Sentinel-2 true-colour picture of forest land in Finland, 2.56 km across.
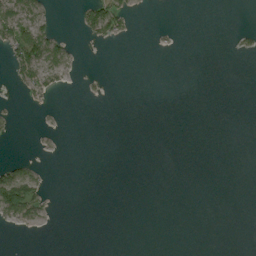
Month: August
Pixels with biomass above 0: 12%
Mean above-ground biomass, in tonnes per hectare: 7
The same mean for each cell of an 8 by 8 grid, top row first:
49 16 17 54 0 0 0 0
54 50 2 2 0 1 0 6
16 29 3 0 0 0 0 0
4 1 0 0 0 0 0 0
1 1 0 0 0 0 0 0
56 6 0 0 0 0 0 0
75 13 0 0 0 0 0 0
0 0 0 0 0 0 0 0
